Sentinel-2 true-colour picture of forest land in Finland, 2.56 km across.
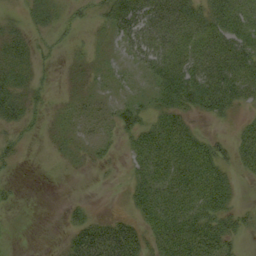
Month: September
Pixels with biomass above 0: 60%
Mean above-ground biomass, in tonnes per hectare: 22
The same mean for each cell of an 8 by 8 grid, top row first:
6 23 10 27 33 37 28 31
25 9 5 5 28 34 35 34
25 7 7 8 9 45 38 41
26 11 9 15 19 34 21 10
14 4 8 8 39 46 28 23
3 0 2 2 36 49 41 8
5 0 10 1 39 50 37 13
1 1 43 67 34 52 48 14
